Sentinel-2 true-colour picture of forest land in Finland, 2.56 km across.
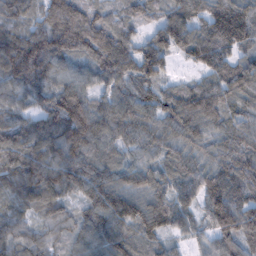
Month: February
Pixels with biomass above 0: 96%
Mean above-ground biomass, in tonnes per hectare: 93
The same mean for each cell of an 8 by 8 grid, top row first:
71 85 104 54 65 93 104 134
121 123 100 136 99 104 142 98
99 83 72 90 100 41 76 142
66 91 140 100 85 111 122 80
87 105 130 87 96 76 66 96
99 114 111 84 84 94 100 103
55 83 61 127 98 90 99 117
79 55 72 98 84 38 53 99
